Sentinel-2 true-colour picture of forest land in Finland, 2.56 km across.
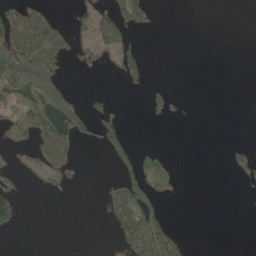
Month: May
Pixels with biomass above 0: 24%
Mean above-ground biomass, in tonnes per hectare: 34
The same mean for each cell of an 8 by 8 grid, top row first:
94 46 30 80 35 0 0 0
124 111 50 76 19 0 0 0
120 96 1 6 36 0 0 0
101 109 56 42 13 18 0 0
44 104 36 56 7 0 0 21
47 54 13 21 77 21 0 26
57 0 0 66 88 0 0 0
0 0 0 21 124 43 0 0
